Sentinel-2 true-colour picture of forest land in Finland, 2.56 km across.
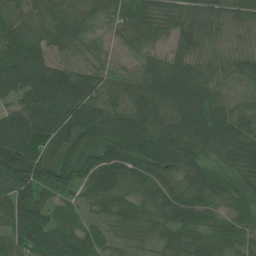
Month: July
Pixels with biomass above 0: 96%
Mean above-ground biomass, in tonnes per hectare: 68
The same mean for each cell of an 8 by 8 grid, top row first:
59 56 54 39 60 41 42 33
84 61 35 16 38 36 25 26
126 125 84 43 66 99 59 36
81 103 103 77 79 73 89 56
93 78 65 98 90 104 87 110
103 77 80 91 76 72 66 70
95 55 32 60 60 75 50 56
68 97 64 34 34 65 71 56
